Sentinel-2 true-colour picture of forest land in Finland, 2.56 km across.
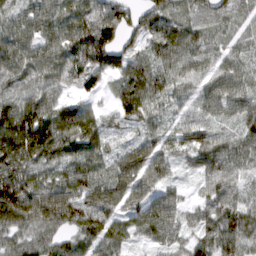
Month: March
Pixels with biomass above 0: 93%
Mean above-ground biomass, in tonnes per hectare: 75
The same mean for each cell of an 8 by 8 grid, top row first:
43 51 74 84 67 68 80 69
66 65 109 125 58 101 64 55
63 57 58 44 107 63 62 70
105 93 74 50 90 37 57 65
125 128 95 34 60 63 81 73
109 67 83 69 91 31 71 55
145 126 106 93 89 61 65 84
64 66 75 72 35 50 83 81
